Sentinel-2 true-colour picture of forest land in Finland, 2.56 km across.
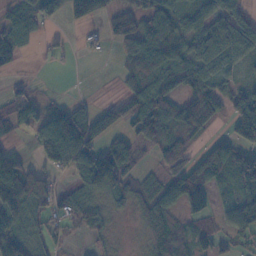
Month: November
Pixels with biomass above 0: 69%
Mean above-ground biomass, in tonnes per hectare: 61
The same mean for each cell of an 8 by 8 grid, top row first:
65 49 49 60 60 58 76 72
50 18 12 16 82 68 92 100
15 1 0 4 89 83 77 29
66 42 58 67 115 84 87 109
24 140 131 61 42 68 37 73
159 47 66 127 27 65 95 103
128 59 53 30 24 49 69 116
94 43 5 10 8 57 39 31
